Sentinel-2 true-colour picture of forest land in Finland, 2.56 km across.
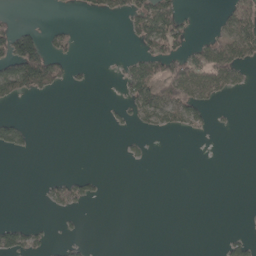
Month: April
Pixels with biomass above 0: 21%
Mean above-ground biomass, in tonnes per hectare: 20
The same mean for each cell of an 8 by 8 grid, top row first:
9 1 6 20 65 56 1 55
107 40 6 0 33 46 41 58
98 78 5 2 69 77 59 20
2 0 0 6 47 45 22 1
39 0 0 0 8 0 0 0
0 5 21 0 0 0 0 0
0 11 18 0 0 0 0 0
45 14 12 0 0 0 0 20
